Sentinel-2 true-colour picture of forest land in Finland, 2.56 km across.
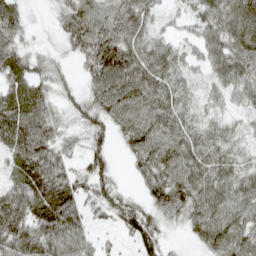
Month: April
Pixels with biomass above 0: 84%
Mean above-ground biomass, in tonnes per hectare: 56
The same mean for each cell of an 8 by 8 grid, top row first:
48 7 79 68 50 21 54 78
56 9 57 92 58 31 55 65
54 35 21 92 69 41 28 59
90 54 34 69 76 57 30 22
94 73 25 32 79 66 58 30
53 104 46 37 44 73 65 49
91 101 52 47 46 56 71 62
90 93 60 9 68 5 55 70
